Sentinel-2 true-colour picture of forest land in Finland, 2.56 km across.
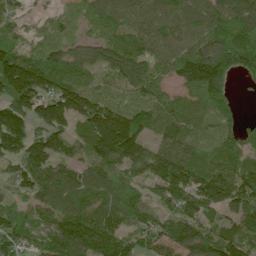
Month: June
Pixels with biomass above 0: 90%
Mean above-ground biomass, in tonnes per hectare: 106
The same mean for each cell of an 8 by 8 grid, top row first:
48 30 45 96 95 108 124 130
81 78 74 109 107 101 121 164
195 129 84 55 118 79 175 44
138 132 123 113 91 82 73 36
129 126 82 212 100 96 54 93
88 112 80 90 96 164 121 123
71 91 127 90 75 105 104 134
130 114 173 147 83 123 129 110
